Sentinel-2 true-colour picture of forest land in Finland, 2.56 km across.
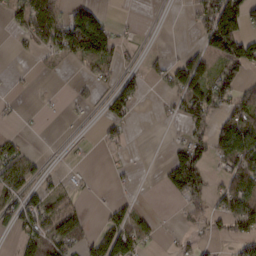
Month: February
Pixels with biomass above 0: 45%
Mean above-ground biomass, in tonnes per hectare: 42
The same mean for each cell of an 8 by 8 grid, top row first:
43 83 86 17 4 2 84 127
8 47 123 71 12 6 74 122
3 5 11 24 37 69 80 56
3 2 9 40 1 22 70 67
31 1 3 24 0 24 51 92
67 22 6 7 0 95 35 90
52 60 35 34 12 6 43 77
24 84 59 104 45 11 16 40
